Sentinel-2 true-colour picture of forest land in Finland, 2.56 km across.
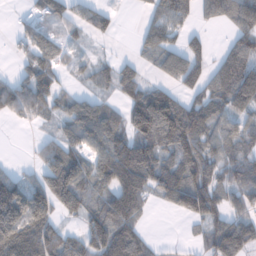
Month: January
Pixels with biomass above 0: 71%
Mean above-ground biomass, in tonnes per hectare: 78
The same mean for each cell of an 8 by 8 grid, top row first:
11 58 51 33 25 89 51 112
21 61 18 5 48 57 34 80
58 62 21 62 48 64 69 149
70 51 101 63 178 139 95 79
0 50 79 119 92 104 81 66
51 113 127 122 103 100 77 71
182 121 100 121 48 50 97 63
175 119 81 161 61 11 61 123
